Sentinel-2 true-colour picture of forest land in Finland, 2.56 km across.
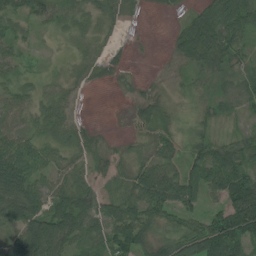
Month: August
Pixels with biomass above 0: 79%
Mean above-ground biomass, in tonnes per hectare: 44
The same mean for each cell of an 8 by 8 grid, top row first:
45 40 32 22 4 7 76 85
39 6 12 10 1 34 82 39
41 18 10 8 6 9 16 28
53 48 10 0 22 10 18 20
67 47 41 13 23 29 45 38
90 46 39 32 67 59 82 76
84 62 77 58 86 55 34 103
81 140 49 67 54 58 105 78
